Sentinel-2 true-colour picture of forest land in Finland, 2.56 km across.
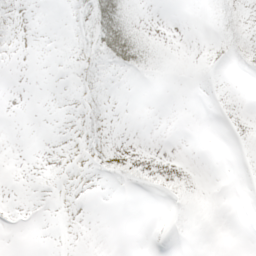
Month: May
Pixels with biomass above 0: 16%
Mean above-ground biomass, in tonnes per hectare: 3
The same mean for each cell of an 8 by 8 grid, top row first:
2 0 7 36 1 0 2 9
1 0 6 39 16 0 2 11
0 0 6 3 2 0 1 0
0 0 5 2 0 0 0 0
0 0 3 4 0 0 0 0
0 1 0 9 6 4 0 0
0 0 0 0 0 2 0 0
0 0 0 0 0 1 0 0
